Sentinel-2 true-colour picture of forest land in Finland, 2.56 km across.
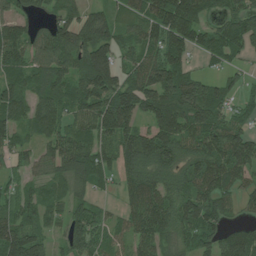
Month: July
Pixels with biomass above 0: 85%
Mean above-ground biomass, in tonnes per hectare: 92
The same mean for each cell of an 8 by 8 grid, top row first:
65 47 81 61 86 164 61 105
95 104 128 112 92 100 87 84
81 96 91 116 117 125 70 38
91 111 89 178 115 144 137 57
68 71 114 79 119 110 104 110
38 56 118 48 99 78 128 81
66 69 66 22 125 93 105 43
151 65 104 56 95 79 74 114
